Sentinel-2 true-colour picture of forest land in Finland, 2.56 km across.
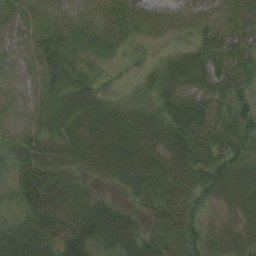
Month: August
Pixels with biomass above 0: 85%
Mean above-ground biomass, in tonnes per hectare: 30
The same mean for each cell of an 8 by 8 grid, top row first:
23 16 10 17 20 17 24 30
16 33 17 14 9 10 36 42
10 24 27 12 13 32 35 35
5 23 35 28 24 41 39 36
23 30 38 44 41 48 37 38
27 47 19 22 39 41 48 40
23 56 40 36 20 35 18 28
51 45 58 43 42 37 29 33
